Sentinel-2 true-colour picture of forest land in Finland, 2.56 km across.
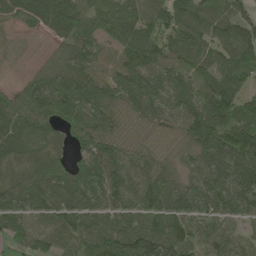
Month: May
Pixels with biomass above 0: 91%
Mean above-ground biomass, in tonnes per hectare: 82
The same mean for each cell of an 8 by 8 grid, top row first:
66 104 83 70 67 85 83 66
11 20 89 61 98 77 75 105
17 87 105 77 93 75 74 75
104 98 103 80 76 67 114 83
108 97 55 80 61 49 108 112
89 114 110 97 83 51 94 99
83 91 92 79 96 89 75 73
54 72 76 105 119 101 69 55
